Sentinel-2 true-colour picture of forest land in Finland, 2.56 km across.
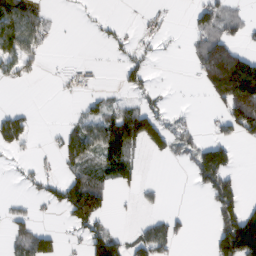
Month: February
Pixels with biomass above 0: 37%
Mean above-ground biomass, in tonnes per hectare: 51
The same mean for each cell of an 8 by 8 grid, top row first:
121 31 3 5 13 3 67 37
103 22 0 18 17 3 132 61
35 1 13 1 41 1 125 250
30 0 20 66 86 16 6 158
41 8 91 128 69 54 66 32
6 30 80 70 11 0 119 32
16 21 169 29 10 4 22 99
44 60 21 97 53 35 16 219
